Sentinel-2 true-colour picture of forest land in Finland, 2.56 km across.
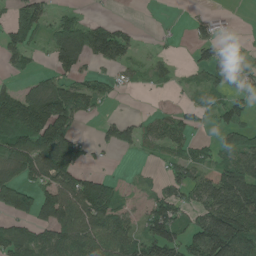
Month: June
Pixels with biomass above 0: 60%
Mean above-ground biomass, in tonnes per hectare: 74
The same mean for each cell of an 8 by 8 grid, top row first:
78 60 31 8 1 2 19 1
85 53 173 127 11 7 62 9
27 65 52 29 23 19 33 34
152 173 83 5 12 35 29 55
101 162 61 66 52 58 26 76
79 123 99 24 9 58 71 176
153 136 146 113 35 90 126 179
89 97 135 118 91 90 185 160
